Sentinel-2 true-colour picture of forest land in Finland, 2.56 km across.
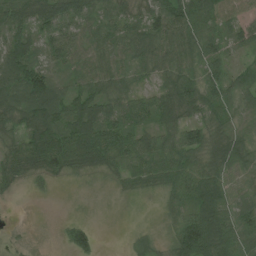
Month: July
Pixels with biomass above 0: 86%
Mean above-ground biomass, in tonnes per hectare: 58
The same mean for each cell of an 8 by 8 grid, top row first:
66 80 69 53 59 90 74 48
89 72 73 71 74 83 67 38
88 71 50 60 33 75 62 43
75 108 88 69 72 90 63 46
49 114 87 87 60 64 66 68
44 48 19 24 49 76 76 39
1 0 1 2 2 33 113 61
7 1 61 0 20 57 124 65
